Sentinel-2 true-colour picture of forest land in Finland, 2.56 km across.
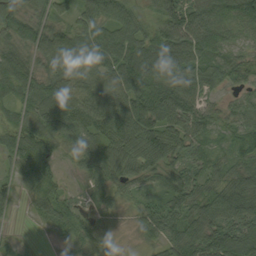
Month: September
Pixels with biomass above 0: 94%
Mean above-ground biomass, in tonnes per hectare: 70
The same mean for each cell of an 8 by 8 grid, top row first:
71 55 51 69 39 97 120 93
72 88 69 82 102 118 100 38
93 78 57 72 111 111 78 50
57 108 90 83 114 118 51 54
77 66 59 85 96 85 45 57
57 70 27 71 55 85 60 66
16 65 29 34 49 77 66 102
10 9 37 23 28 75 94 114
